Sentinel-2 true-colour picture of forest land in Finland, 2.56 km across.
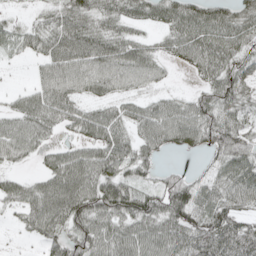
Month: May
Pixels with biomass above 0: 82%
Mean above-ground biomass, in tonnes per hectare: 65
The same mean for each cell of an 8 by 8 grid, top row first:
13 43 81 63 51 74 77 69
34 70 95 80 52 52 80 66
2 64 70 68 52 6 48 75
53 83 59 52 59 71 72 64
76 36 45 85 58 43 57 70
31 59 97 73 37 42 35 83
43 102 104 94 87 103 86 66
4 53 80 79 83 87 114 127
